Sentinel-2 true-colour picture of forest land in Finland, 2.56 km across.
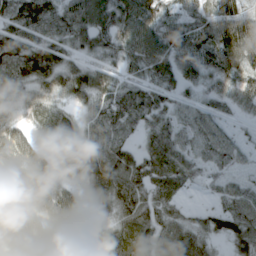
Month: April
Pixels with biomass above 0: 92%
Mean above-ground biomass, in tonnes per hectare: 71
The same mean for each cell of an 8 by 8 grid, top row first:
96 103 97 78 89 53 54 64
104 97 59 59 82 73 73 106
90 99 95 66 61 58 45 63
55 82 49 93 83 51 46 33
72 62 89 73 44 71 61 36
106 75 70 96 85 79 31 29
58 79 74 57 74 43 28 73
101 52 86 86 90 98 57 74
